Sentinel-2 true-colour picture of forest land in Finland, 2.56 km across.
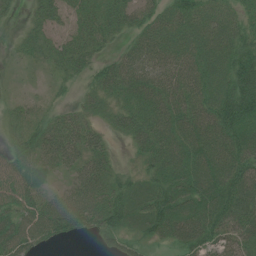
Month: July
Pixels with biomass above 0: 86%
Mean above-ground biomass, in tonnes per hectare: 54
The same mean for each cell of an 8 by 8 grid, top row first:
12 46 46 53 45 57 52 42
15 44 52 19 58 56 61 64
3 13 25 64 69 60 62 99
19 21 26 37 61 62 66 122
33 56 55 17 53 67 74 82
52 27 50 46 44 75 85 83
53 59 74 90 80 88 87 93
76 41 16 42 44 50 63 58
